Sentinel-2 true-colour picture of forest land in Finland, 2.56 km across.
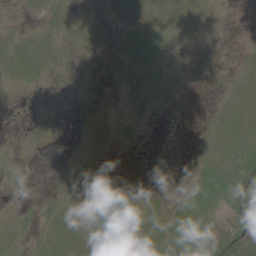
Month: June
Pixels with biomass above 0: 39%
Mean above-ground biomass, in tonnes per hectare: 5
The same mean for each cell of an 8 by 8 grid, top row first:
1 4 2 2 5 9 3 0
11 8 2 1 6 1 1 1
8 3 1 1 4 1 1 5
0 0 1 0 1 0 3 14
0 0 1 1 0 1 6 7
1 1 2 0 1 1 18 6
1 4 5 4 4 8 13 14
6 11 14 12 13 25 19 9
